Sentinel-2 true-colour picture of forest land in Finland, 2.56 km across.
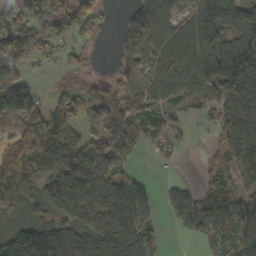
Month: October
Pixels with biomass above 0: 78%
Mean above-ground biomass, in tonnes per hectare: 91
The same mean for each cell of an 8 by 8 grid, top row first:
95 118 85 8 101 65 181 137
159 81 34 20 122 111 121 169
92 10 21 54 76 141 151 213
150 83 67 113 100 43 55 136
63 118 90 82 58 57 25 126
131 99 131 92 24 8 50 68
47 66 93 92 88 96 116 128
120 146 89 119 101 6 60 118
